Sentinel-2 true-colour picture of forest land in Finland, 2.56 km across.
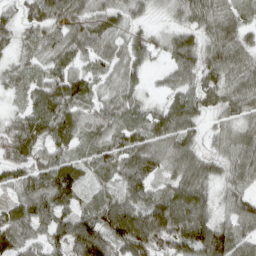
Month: April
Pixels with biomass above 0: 93%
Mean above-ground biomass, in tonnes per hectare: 73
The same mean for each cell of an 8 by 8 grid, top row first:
61 85 80 67 30 34 74 53
51 58 65 62 47 67 64 66
44 69 78 44 20 46 63 70
32 100 73 67 45 89 47 63
81 73 50 75 85 87 35 80
65 91 65 48 92 72 58 73
74 99 71 113 106 123 58 80
103 69 144 123 158 127 120 78
